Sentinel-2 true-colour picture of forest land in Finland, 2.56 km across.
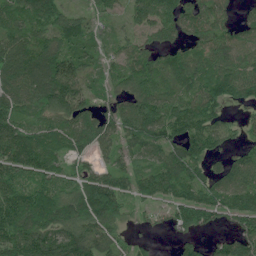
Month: June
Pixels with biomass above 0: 86%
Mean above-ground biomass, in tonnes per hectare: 95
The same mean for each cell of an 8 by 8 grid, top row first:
106 126 57 40 89 109 84 36
105 106 142 52 69 60 91 83
113 159 114 61 106 91 115 112
101 101 105 61 124 110 94 20
140 104 90 71 102 97 91 43
105 97 93 85 92 124 76 102
139 157 142 137 37 105 120 98
136 134 135 83 17 40 30 93
